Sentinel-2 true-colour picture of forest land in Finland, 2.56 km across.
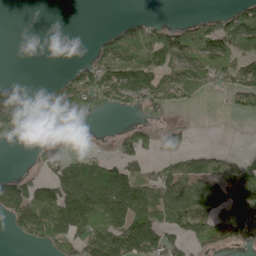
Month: May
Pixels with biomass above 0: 49%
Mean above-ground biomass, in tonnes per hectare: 67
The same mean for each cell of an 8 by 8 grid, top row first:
0 0 0 1 17 2 33 89
0 0 1 97 99 109 92 68
14 11 88 141 125 81 82 96
76 40 91 36 37 20 1 40
11 21 13 18 45 28 2 1
36 58 124 117 43 68 73 101
95 151 201 198 131 104 117 184
10 71 119 173 175 61 102 71
